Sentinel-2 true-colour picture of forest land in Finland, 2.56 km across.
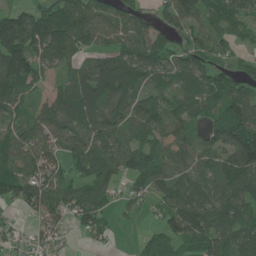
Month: June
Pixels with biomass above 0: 83%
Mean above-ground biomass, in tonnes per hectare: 77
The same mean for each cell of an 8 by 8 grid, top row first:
89 99 116 76 54 80 70 59
157 140 75 60 83 59 76 40
145 38 96 129 66 63 67 68
65 66 121 77 88 65 49 98
89 73 72 78 59 90 69 153
77 75 47 59 92 80 81 138
33 104 75 33 22 102 99 88
31 40 10 13 28 69 90 95
